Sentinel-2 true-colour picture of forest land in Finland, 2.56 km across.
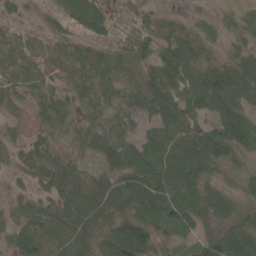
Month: May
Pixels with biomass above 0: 92%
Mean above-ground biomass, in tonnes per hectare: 63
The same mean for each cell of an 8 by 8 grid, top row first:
31 31 71 45 56 25 14 32
52 46 43 45 82 93 50 40
41 38 51 55 78 126 103 79
24 52 35 47 56 107 60 79
35 48 36 76 61 90 112 72
24 78 54 64 88 87 69 28
33 63 98 83 91 115 70 62
68 71 70 90 92 46 66 98
